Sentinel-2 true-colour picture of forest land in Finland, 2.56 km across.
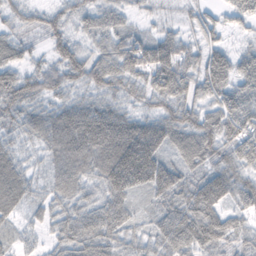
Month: November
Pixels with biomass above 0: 90%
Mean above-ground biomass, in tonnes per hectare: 58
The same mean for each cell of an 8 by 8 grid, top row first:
30 32 40 41 16 17 27 39
47 31 43 56 73 72 42 21
62 57 49 66 44 84 70 52
48 52 78 70 37 63 54 78
31 62 114 129 133 60 73 79
62 34 68 111 121 70 63 57
42 38 54 72 20 69 89 45
27 27 76 57 41 86 86 36
